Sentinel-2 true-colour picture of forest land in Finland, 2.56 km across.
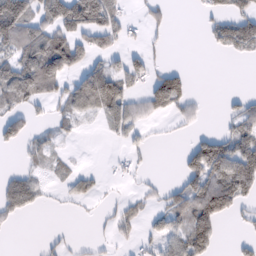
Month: February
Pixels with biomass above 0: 43%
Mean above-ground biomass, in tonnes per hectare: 39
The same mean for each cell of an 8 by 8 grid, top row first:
140 72 134 87 19 2 25 62
69 104 58 33 18 0 13 46
91 85 53 96 37 69 0 0
43 14 44 56 39 35 6 38
28 27 4 7 14 3 75 69
23 19 28 5 6 11 81 109
38 4 4 11 22 49 83 33
0 9 6 13 15 46 60 13
